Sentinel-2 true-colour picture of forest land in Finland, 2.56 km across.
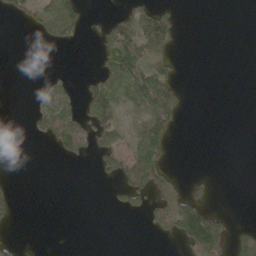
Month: May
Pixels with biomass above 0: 27%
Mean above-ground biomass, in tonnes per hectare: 26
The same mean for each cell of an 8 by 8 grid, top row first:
24 49 56 25 63 24 0 0
0 13 8 76 86 27 0 0
0 19 12 60 74 30 0 0
0 67 50 78 57 48 0 0
0 18 72 66 65 6 0 0
1 0 0 43 73 9 10 0
25 0 0 10 37 65 35 0
13 0 0 0 0 27 108 31
